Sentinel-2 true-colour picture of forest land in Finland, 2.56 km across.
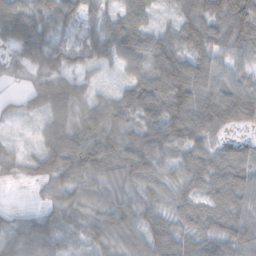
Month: November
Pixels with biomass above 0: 93%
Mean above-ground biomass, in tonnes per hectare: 71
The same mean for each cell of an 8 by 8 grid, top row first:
79 71 54 41 52 54 118 139
45 65 50 70 72 82 98 81
15 84 50 13 75 120 81 60
21 71 64 77 80 111 127 126
18 66 91 84 113 95 68 34
28 64 76 69 89 60 94 95
14 37 62 74 59 65 66 78
69 66 37 76 94 93 80 89
